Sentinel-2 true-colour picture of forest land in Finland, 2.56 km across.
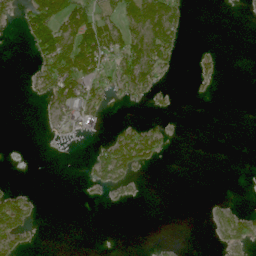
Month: June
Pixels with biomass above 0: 28%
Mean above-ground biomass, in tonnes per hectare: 29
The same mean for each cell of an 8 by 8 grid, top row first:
31 145 90 50 85 45 0 1
0 111 116 85 97 31 5 0
0 76 101 46 80 7 12 0
0 34 81 6 6 4 0 0
0 6 9 62 85 5 0 0
0 0 5 73 9 0 0 0
104 1 0 6 0 0 9 17
67 0 0 0 0 4 4 50
